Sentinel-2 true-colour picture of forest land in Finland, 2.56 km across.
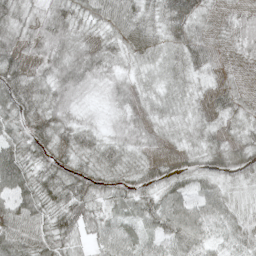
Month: May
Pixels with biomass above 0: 99%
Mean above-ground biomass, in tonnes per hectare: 46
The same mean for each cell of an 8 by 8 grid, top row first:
57 51 42 49 37 70 43 45
60 56 55 36 38 42 57 46
70 51 54 35 23 32 29 42
63 61 28 28 33 25 31 39
55 59 45 35 40 21 37 46
77 43 46 34 46 52 41 41
65 48 58 35 45 61 50 32
67 54 31 51 39 54 38 44
